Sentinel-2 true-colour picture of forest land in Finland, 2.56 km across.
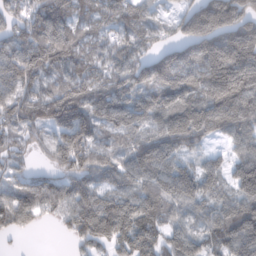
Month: February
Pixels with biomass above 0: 89%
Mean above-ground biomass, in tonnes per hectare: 108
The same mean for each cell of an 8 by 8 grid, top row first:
72 138 69 80 63 58 221 163
111 194 88 77 58 89 191 245
139 84 102 95 110 144 172 236
106 104 137 115 95 138 146 156
57 68 144 53 117 122 40 75
65 51 95 73 121 134 91 118
136 67 109 120 119 84 75 110
11 0 65 112 117 109 79 160
